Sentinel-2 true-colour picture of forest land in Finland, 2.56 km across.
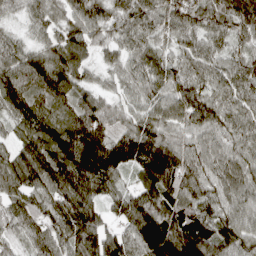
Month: April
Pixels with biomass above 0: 97%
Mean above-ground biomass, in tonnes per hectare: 96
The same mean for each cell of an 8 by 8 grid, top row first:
38 76 90 83 86 92 105 123
75 92 86 55 79 70 82 66
118 117 74 39 76 91 89 95
94 90 93 57 65 83 108 78
70 124 125 91 117 80 89 80
102 137 135 93 89 115 94 106
94 104 141 59 151 140 101 100
56 100 135 102 138 152 123 106
